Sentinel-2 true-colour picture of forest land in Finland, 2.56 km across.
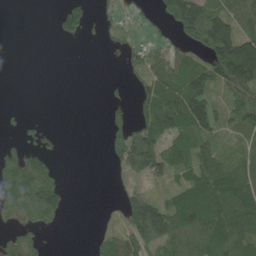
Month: June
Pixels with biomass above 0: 55%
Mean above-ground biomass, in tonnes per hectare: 68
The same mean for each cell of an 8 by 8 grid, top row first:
0 2 78 22 23 139 157 99
0 0 1 8 53 47 135 158
0 0 0 7 55 98 118 148
6 0 0 36 104 165 123 96
41 24 0 61 143 100 57 45
147 116 0 17 93 71 115 90
105 142 0 8 171 121 131 137
79 17 0 68 106 96 82 95
